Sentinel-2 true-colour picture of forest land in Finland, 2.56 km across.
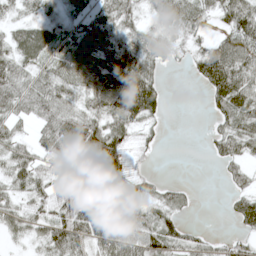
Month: May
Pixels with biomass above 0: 74%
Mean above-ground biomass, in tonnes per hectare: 50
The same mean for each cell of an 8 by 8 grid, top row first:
25 32 35 64 28 58 41 100
60 56 56 61 55 28 50 86
64 57 56 82 93 0 73 86
49 63 55 75 87 0 17 85
47 58 89 82 20 0 21 59
53 39 29 79 29 0 0 41
46 52 67 53 42 44 0 55
22 57 68 89 83 53 23 30
